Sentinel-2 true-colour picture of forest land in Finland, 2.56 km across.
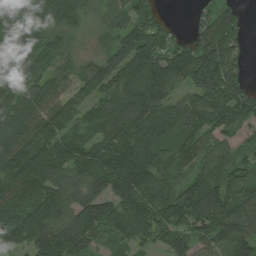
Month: July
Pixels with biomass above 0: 91%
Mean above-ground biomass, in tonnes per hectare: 114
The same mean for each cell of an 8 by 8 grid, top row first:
118 119 112 100 111 6 69 61
122 100 27 76 167 92 140 84
104 104 91 127 163 104 181 91
126 129 81 134 165 120 170 119
139 124 93 131 148 113 88 43
157 145 109 186 168 87 92 76
142 144 116 109 123 139 140 106
121 154 142 76 75 96 86 128
